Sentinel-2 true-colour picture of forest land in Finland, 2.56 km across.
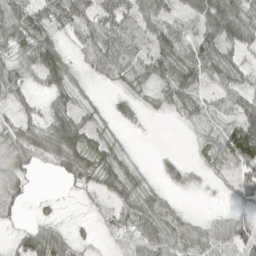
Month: April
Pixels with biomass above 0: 77%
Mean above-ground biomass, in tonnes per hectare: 37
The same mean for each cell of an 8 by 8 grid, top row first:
74 45 41 47 49 27 66 70
49 63 31 50 27 68 56 45
41 51 24 27 30 63 35 34
29 30 33 18 15 19 18 34
45 71 56 32 1 0 27 93
35 6 45 48 17 27 13 43
22 10 5 24 45 17 4 17
27 66 18 12 54 49 50 49
